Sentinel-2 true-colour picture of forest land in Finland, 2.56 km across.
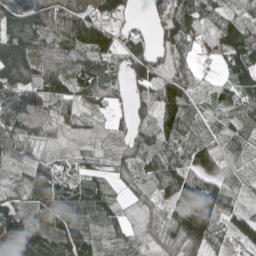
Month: May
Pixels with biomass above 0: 89%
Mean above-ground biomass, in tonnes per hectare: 98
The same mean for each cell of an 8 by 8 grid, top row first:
141 119 120 80 23 155 89 77
135 100 138 115 66 124 67 116
93 140 135 92 120 164 28 112
112 82 56 45 63 177 79 119
78 48 29 32 96 110 110 86
46 102 74 48 70 141 131 40
96 117 107 87 67 110 225 76
141 129 119 69 66 133 138 66
